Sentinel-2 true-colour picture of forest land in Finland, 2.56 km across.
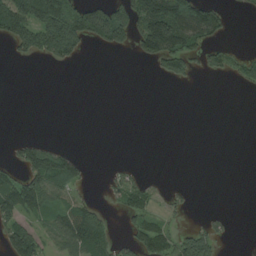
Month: August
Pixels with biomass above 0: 32%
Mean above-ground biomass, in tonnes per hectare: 39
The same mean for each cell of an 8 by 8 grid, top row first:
132 131 112 124 118 162 98 4
35 87 55 48 62 118 45 6
0 0 0 0 0 34 6 28
0 0 0 0 0 0 0 0
25 25 1 0 0 0 0 0
42 144 48 15 12 0 0 0
86 58 61 11 48 14 2 0
95 43 128 47 75 55 64 0
